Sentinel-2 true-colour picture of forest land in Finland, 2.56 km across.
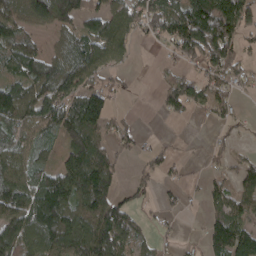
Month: April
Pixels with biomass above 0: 69%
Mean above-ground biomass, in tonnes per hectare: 86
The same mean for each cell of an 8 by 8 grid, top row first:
90 137 115 107 136 173 258 157
110 47 120 111 7 80 179 89
88 140 111 34 0 70 66 65
143 126 176 61 1 47 55 20
89 42 123 56 22 11 18 12
125 81 151 78 37 20 31 63
126 160 99 103 29 24 36 74
133 115 132 129 44 20 56 124
